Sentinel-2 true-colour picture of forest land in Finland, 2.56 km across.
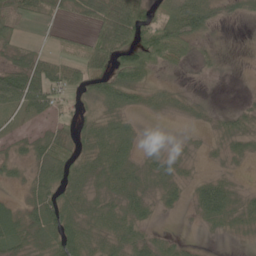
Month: June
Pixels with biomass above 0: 71%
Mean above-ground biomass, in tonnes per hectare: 34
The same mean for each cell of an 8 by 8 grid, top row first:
39 20 29 93 61 73 44 18
33 14 31 71 94 57 12 1
81 69 41 54 29 7 6 1
32 32 23 36 17 13 8 16
16 51 33 72 11 5 8 22
17 49 41 52 30 28 18 6
28 59 40 33 37 16 63 30
48 39 64 46 38 22 5 5
